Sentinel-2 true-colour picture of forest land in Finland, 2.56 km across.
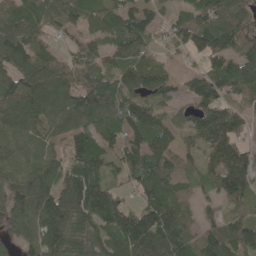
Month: May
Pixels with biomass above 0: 88%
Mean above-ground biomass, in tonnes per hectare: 96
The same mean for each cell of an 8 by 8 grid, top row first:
99 82 84 77 76 41 100 67
126 58 83 76 68 50 108 103
110 121 85 78 100 45 110 118
117 91 147 118 98 46 96 82
94 62 121 110 118 66 111 95
93 100 143 62 111 89 68 164
112 140 141 136 105 112 33 53
60 114 98 92 155 135 80 112
